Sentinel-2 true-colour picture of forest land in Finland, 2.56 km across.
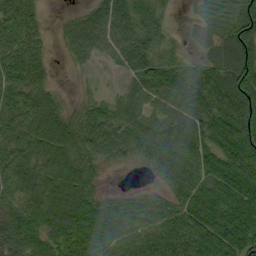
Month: September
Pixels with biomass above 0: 86%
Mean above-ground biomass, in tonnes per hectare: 63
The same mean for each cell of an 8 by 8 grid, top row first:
74 10 30 67 63 8 68 101
77 27 51 46 68 24 50 106
78 36 4 3 57 69 76 96
75 79 32 36 33 48 68 91
68 96 69 63 58 74 65 100
73 81 78 3 6 59 64 93
61 96 85 51 59 60 85 93
71 72 95 73 75 85 100 91
